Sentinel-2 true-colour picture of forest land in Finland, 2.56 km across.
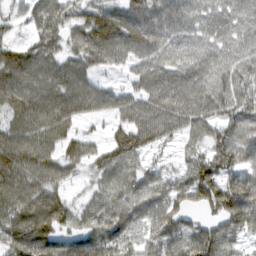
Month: March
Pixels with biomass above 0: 85%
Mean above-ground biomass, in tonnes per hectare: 77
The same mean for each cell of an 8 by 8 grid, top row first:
29 70 54 83 88 80 66 68
57 71 70 100 88 76 70 63
93 88 82 16 72 90 80 66
86 121 81 54 87 106 76 77
99 84 66 70 82 36 68 96
102 84 30 71 64 52 106 92
95 106 44 78 73 90 73 126
90 105 96 86 49 78 97 49
